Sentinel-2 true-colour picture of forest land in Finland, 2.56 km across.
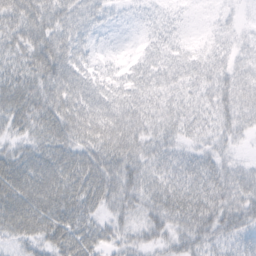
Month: February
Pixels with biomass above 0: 91%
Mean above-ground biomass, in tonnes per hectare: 37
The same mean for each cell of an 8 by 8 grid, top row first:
62 64 48 19 18 15 7 13
41 68 34 6 18 27 21 27
40 59 53 30 41 36 42 50
48 49 64 55 41 29 31 50
28 39 43 51 39 25 21 11
44 38 43 52 41 36 43 32
44 40 35 30 31 44 49 48
28 36 36 26 24 31 34 33
